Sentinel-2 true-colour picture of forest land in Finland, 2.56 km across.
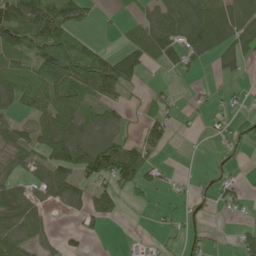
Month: May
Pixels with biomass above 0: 56%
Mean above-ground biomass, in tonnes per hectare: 48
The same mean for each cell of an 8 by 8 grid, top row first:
92 93 52 7 42 89 98 79
70 101 64 13 71 67 76 60
93 122 95 84 18 11 3 15
42 99 84 40 25 21 20 21
53 94 98 79 52 7 4 34
30 61 62 96 54 7 15 12
66 31 37 41 12 11 15 21
81 31 19 0 13 11 22 26
